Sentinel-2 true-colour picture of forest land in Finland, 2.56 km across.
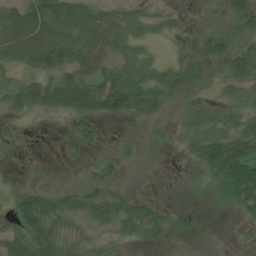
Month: July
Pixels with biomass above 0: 67%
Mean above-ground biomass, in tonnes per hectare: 34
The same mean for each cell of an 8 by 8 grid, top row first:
57 74 101 51 39 20 12 48
68 93 90 49 29 3 38 46
23 42 57 54 45 55 21 51
29 28 55 50 37 18 32 35
17 1 31 11 7 17 70 62
11 4 6 16 1 1 10 68
49 46 34 44 33 8 0 21
44 53 18 13 24 3 0 4
